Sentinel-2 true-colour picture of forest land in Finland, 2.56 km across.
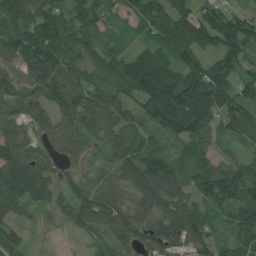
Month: July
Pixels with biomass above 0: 91%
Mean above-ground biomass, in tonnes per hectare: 96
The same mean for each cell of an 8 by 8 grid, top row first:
148 126 96 49 107 140 99 72
121 139 89 46 72 139 97 128
21 118 79 118 204 148 173 114
65 84 108 101 110 209 164 103
127 63 71 79 90 58 82 54
167 71 42 48 112 79 104 126
73 42 84 87 61 93 76 107
92 7 22 85 77 121 92 70
